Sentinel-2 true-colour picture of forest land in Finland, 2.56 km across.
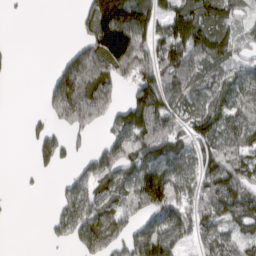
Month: March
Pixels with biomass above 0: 66%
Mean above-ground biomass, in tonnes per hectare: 85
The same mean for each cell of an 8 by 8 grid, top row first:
2 0 37 235 140 111 119 45
3 0 71 202 132 128 144 44
2 34 258 153 119 180 80 93
0 45 185 85 153 108 89 69
0 78 14 86 120 95 85 69
1 11 59 121 126 110 125 104
1 5 136 91 74 105 116 102
0 15 105 98 122 89 71 59
